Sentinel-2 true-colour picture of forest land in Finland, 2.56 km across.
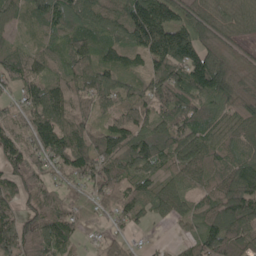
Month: May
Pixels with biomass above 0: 88%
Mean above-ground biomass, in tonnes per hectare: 84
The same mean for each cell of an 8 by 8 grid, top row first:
53 108 98 88 165 88 63 49
47 66 72 79 134 188 71 36
79 82 94 80 72 129 163 44
72 106 87 74 84 115 78 53
103 117 97 119 130 102 76 79
71 63 100 89 67 62 72 107
69 75 76 65 62 63 74 122
118 99 35 46 11 18 103 90
